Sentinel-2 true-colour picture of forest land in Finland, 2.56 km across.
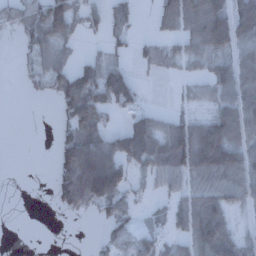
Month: December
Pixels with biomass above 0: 58%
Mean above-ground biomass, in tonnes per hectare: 53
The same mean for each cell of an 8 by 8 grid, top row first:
40 78 42 41 3 80 123 113
14 64 12 23 26 31 74 59
6 51 104 106 10 12 45 77
0 0 119 41 48 22 35 82
0 0 127 69 110 137 125 54
0 14 178 168 41 65 77 71
0 6 58 61 14 38 85 30
0 0 0 40 41 35 97 52
